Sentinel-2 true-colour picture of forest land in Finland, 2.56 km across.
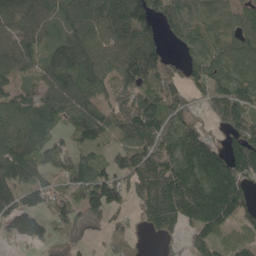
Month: May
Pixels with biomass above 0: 83%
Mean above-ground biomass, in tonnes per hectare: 115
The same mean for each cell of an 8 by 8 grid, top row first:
124 92 118 138 150 122 95 82
99 74 129 111 154 36 104 101
75 90 97 98 127 80 146 134
107 115 91 110 194 96 65 170
127 86 80 57 130 143 127 148
125 62 97 108 196 202 177 166
166 100 114 121 130 229 227 181
63 78 76 59 24 46 118 75
